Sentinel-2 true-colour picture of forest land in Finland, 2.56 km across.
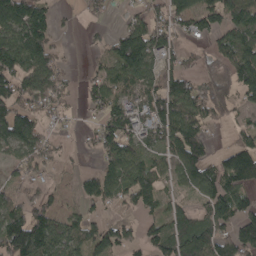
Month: April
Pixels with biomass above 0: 69%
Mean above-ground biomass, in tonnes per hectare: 89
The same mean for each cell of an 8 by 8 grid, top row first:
152 86 15 14 84 88 95 97
128 107 6 82 166 71 36 127
130 111 21 105 94 96 57 136
141 68 19 101 105 127 94 48
128 63 14 118 90 128 75 74
50 33 47 98 115 79 101 154
85 84 50 43 78 52 85 96
179 129 94 109 81 110 138 120
